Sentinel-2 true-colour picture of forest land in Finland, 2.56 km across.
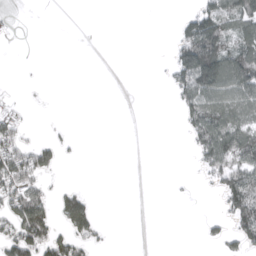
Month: April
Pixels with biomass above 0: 30%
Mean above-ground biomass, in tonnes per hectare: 39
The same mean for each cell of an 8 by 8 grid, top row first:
6 0 0 0 0 17 111 109
1 0 0 0 0 65 166 89
1 1 0 0 0 68 78 121
31 0 0 0 0 24 111 88
75 45 5 0 0 0 109 108
115 33 0 0 0 3 37 98
112 80 110 0 0 0 0 107
112 101 60 5 0 0 15 56
